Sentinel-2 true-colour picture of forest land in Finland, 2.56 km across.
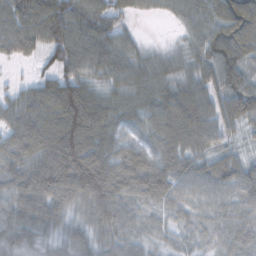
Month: November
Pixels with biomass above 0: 94%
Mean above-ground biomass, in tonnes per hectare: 78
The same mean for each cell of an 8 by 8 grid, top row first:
96 152 116 70 19 36 68 76
62 72 114 88 30 26 80 67
13 65 96 66 83 71 74 73
73 114 156 79 71 108 87 91
79 125 152 81 58 89 66 23
92 164 188 107 64 79 82 77
92 99 57 113 46 46 51 56
65 40 55 60 41 32 40 53
